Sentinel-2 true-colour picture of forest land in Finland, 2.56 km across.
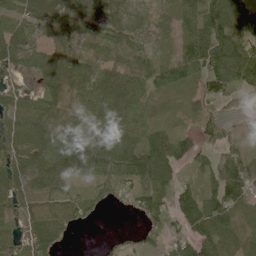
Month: June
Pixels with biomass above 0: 86%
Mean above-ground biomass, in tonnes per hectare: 68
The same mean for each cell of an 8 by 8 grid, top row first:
81 94 98 61 41 49 103 125
79 52 43 48 37 37 105 101
30 74 68 75 51 59 62 77
89 64 56 94 53 11 42 23
96 86 154 114 97 92 33 36
85 99 78 96 107 46 42 114
73 73 63 17 62 83 97 67
48 78 1 10 23 45 89 71
